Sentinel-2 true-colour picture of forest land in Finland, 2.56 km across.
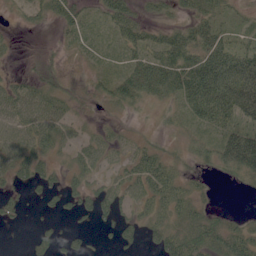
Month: June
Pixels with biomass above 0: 71%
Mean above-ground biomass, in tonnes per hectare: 40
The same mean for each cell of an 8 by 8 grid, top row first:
8 32 35 57 26 24 50 16
7 11 19 19 56 79 72 44
24 35 16 41 94 92 137 99
69 68 14 16 15 29 127 95
67 48 34 37 21 14 33 105
35 29 36 27 62 30 12 29
17 10 25 37 30 44 19 1
0 26 17 12 26 59 59 52
